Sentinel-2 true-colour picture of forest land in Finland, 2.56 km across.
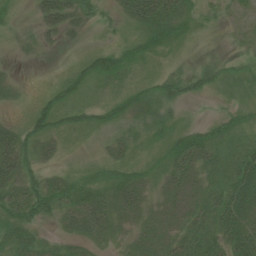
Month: July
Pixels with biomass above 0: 82%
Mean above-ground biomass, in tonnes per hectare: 28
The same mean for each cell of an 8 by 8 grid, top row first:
14 49 30 16 50 35 12 12
16 19 13 30 31 16 7 7
13 4 30 34 21 31 26 29
8 36 31 39 37 11 2 20
48 30 11 28 19 31 36 25
43 22 30 34 30 30 25 46
48 40 55 44 28 27 40 47
35 14 33 20 25 31 45 48
